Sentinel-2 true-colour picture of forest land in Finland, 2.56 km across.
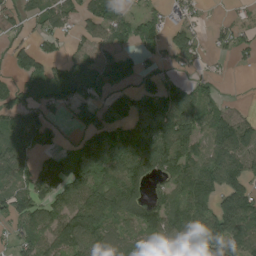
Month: August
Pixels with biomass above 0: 72%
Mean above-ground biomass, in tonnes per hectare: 89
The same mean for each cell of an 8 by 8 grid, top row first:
46 82 80 110 53 43 9 20
53 39 39 88 62 98 28 48
42 81 91 118 42 46 29 0
113 58 88 95 113 167 88 40
116 52 81 156 173 153 96 141
90 95 153 107 130 96 101 106
83 81 140 141 130 90 81 157
65 83 130 83 95 111 132 134
